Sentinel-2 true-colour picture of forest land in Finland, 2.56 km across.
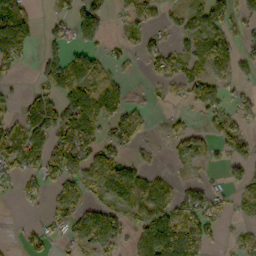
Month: October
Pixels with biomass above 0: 56%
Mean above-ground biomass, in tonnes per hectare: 61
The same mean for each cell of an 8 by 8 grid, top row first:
106 20 88 26 60 28 80 49
97 42 59 21 43 29 79 42
17 89 103 62 13 50 62 36
37 102 158 96 34 11 58 63
88 94 120 68 27 41 42 84
49 75 77 119 62 15 14 41
7 36 59 68 78 96 85 37
8 41 54 75 100 188 65 19
